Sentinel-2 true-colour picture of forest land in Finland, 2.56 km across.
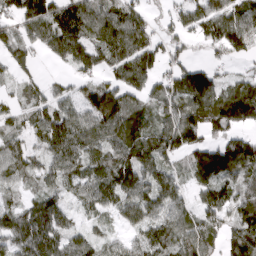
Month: March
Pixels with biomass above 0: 84%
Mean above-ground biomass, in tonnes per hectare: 88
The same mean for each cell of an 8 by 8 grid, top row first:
88 112 139 102 76 64 104 114
76 72 119 112 108 65 57 98
45 30 45 60 89 93 114 60
45 93 86 109 72 114 145 138
62 91 97 97 103 114 90 102
57 62 88 117 95 65 119 82
59 101 40 67 105 81 95 85
94 110 66 44 76 99 82 120
